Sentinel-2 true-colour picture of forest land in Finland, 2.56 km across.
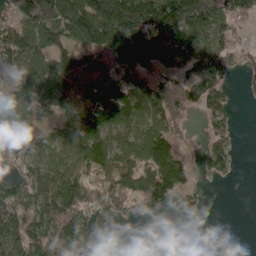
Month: April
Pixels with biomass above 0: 73%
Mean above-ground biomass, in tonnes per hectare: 95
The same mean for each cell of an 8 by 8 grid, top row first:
80 113 131 142 156 170 147 97
124 103 77 98 176 123 121 55
101 119 108 84 84 109 101 27
107 91 109 116 126 119 66 9
108 86 143 93 140 70 55 13
66 115 105 132 168 122 42 5
150 147 141 84 87 163 15 0
138 144 109 10 0 51 0 0
